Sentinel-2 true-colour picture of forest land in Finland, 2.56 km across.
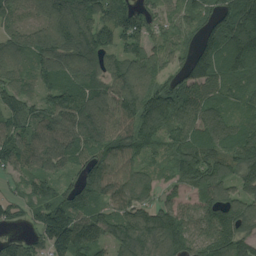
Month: August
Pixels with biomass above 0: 93%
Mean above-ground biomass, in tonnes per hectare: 121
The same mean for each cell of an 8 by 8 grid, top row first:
68 113 146 155 101 87 113 179
107 149 172 100 100 84 138 187
103 93 142 116 129 94 147 132
116 126 147 137 178 140 117 67
128 110 117 151 109 113 118 135
68 83 93 169 89 82 147 106
51 146 138 113 115 114 109 124
75 132 162 105 131 119 129 153
